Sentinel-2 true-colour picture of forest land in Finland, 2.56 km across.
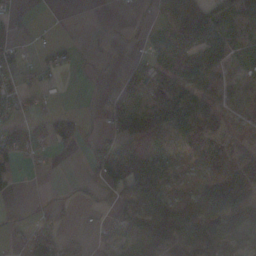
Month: November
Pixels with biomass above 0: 60%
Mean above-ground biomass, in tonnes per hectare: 59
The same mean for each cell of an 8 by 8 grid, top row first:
20 2 8 6 4 62 57 60
31 21 8 12 22 94 163 33
32 13 5 7 108 98 70 8
32 13 10 59 98 155 98 13
67 25 12 61 105 59 125 29
28 4 7 108 138 32 81 172
6 17 6 51 121 77 107 159
18 110 38 74 161 117 116 106
